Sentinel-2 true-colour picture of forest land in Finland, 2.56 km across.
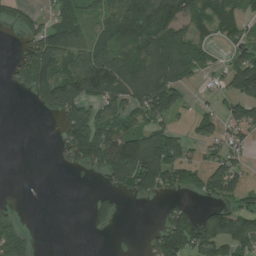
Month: July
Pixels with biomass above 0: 55%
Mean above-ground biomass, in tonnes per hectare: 72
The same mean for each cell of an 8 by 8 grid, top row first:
45 27 48 86 188 126 108 63
13 157 111 118 126 151 44 56
46 148 168 174 140 113 17 110
0 51 114 90 95 80 27 76
0 0 166 160 146 89 45 34
0 0 5 70 157 85 86 54
13 0 0 49 0 41 32 45
77 0 0 2 22 129 122 93
